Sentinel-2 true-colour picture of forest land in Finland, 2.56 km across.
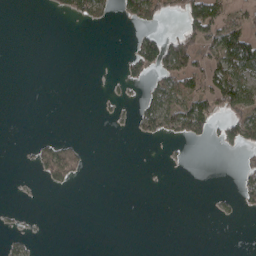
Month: April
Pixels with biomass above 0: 21%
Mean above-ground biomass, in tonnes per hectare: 22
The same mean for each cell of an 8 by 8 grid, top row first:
0 4 36 18 76 16 119 34
0 0 0 0 69 78 54 114
0 0 0 4 32 67 81 85
0 0 0 7 51 95 75 67
1 31 14 0 5 13 16 59
1 39 17 0 0 0 0 23
3 0 0 0 0 0 1 19
13 1 0 0 0 0 0 0
